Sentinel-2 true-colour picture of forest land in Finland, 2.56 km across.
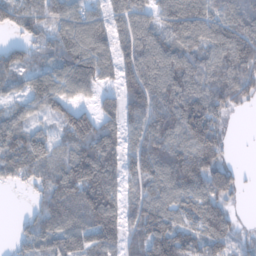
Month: January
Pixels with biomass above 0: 86%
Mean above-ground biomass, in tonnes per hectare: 104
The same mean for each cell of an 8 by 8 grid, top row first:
95 90 97 97 87 133 126 134
75 90 142 96 118 105 107 150
90 105 124 51 137 134 117 145
64 67 89 38 138 158 148 22
136 100 118 131 119 112 147 4
84 112 107 127 109 126 129 39
0 112 136 153 120 110 122 16
48 119 120 117 103 106 115 63
